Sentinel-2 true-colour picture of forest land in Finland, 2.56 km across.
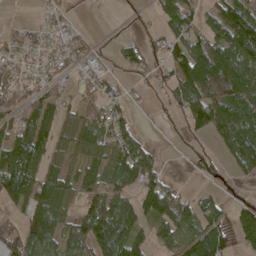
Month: April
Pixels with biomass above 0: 67%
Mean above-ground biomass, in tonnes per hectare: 66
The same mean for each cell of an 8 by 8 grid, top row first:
1 21 10 3 18 73 43 132
46 36 33 22 41 47 94 127
50 37 33 29 19 71 117 119
65 89 60 63 4 35 112 115
125 73 66 75 51 9 18 110
140 75 76 69 92 8 34 30
46 135 39 113 101 87 60 67
64 99 74 143 65 57 170 74
